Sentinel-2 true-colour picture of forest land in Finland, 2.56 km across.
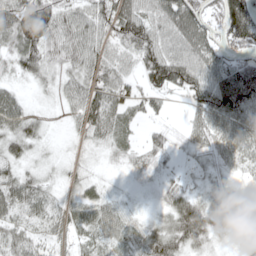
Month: May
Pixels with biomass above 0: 87%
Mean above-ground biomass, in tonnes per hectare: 46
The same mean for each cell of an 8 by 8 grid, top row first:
90 92 54 71 63 89 57 97
59 60 61 36 71 52 69 60
23 25 46 53 47 81 63 98
51 11 53 56 28 3 79 74
47 14 16 36 26 22 44 59
41 21 24 5 19 18 22 22
44 39 52 33 7 57 51 47
47 30 31 41 52 69 37 26
